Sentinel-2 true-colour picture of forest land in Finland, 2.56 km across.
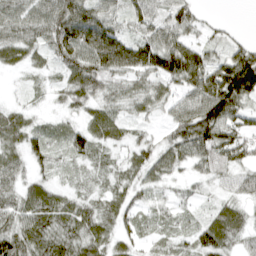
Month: April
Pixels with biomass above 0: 87%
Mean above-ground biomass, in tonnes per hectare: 56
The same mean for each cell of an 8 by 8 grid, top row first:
73 88 97 58 62 65 14 0
64 60 101 112 80 90 40 46
5 15 81 56 54 68 87 154
39 12 32 42 31 52 112 71
54 52 51 36 34 61 94 70
54 33 16 32 44 29 38 31
70 91 59 52 31 29 23 41
96 85 83 51 29 29 74 48
